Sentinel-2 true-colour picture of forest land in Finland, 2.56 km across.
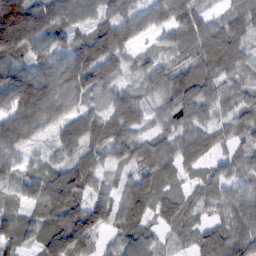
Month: February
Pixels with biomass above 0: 92%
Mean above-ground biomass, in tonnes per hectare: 80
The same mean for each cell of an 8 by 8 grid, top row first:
194 141 80 86 80 98 45 81
107 77 126 131 25 66 107 71
119 113 150 98 56 88 83 52
98 111 67 76 57 68 63 60
84 31 85 92 68 78 53 58
54 74 89 28 72 48 51 58
49 82 110 80 81 85 43 99
59 100 105 31 73 28 85 102
